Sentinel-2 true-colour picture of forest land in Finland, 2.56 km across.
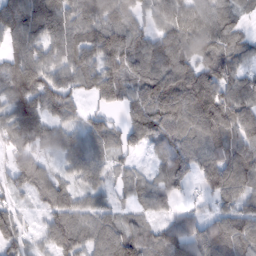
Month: February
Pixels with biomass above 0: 91%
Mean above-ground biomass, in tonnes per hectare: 79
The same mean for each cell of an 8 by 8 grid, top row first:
106 118 96 103 55 109 87 44
69 77 98 92 89 112 86 58
113 87 73 96 96 140 109 75
90 80 36 30 75 114 133 95
70 63 60 51 45 81 87 89
49 69 65 42 39 85 80 110
35 49 54 48 50 45 36 82
80 60 74 101 98 101 115 103
